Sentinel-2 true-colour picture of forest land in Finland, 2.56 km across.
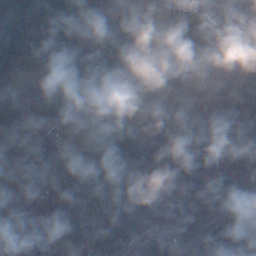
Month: December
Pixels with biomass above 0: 92%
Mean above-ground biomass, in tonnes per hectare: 112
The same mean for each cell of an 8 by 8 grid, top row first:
130 116 178 116 134 128 120 105
165 229 182 176 216 235 143 113
63 122 168 212 178 206 77 97
130 152 169 134 115 114 97 85
68 136 131 81 110 72 69 65
30 97 73 79 119 86 76 85
69 48 69 84 75 109 59 72
71 62 58 87 73 90 60 74
